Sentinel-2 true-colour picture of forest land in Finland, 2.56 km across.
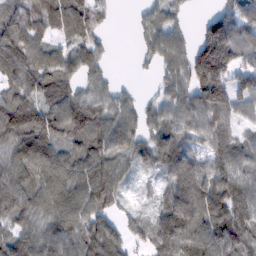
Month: February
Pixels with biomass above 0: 85%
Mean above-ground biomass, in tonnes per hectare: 86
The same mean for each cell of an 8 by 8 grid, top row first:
108 87 104 28 37 43 35 90
140 75 83 15 35 74 172 120
101 95 65 29 4 76 168 83
109 87 101 90 58 85 126 75
92 98 78 108 77 87 73 91
88 93 101 108 26 89 86 108
93 85 96 57 19 133 124 117
79 95 101 91 40 124 128 126
